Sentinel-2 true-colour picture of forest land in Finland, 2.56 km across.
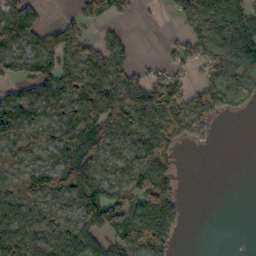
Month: October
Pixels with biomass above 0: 67%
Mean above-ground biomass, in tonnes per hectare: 76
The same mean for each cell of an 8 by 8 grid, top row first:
76 11 49 57 5 38 114 138
85 108 92 83 0 42 100 131
72 111 97 112 59 72 69 102
120 100 97 106 141 154 111 36
62 58 113 76 92 78 16 0
50 79 137 70 136 52 0 0
87 60 92 151 129 70 0 0
111 102 130 65 101 36 0 0
